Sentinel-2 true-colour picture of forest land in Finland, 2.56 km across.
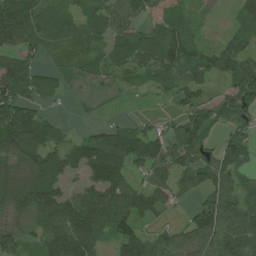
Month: July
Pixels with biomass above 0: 77%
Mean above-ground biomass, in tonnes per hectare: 87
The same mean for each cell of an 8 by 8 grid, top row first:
138 73 60 72 75 76 14 58
88 52 53 77 101 113 49 80
148 52 25 34 43 61 56 119
155 28 0 4 6 41 88 119
156 106 63 123 145 113 65 113
95 121 50 134 65 107 97 67
102 132 131 156 116 27 120 111
107 111 163 80 95 93 118 124
